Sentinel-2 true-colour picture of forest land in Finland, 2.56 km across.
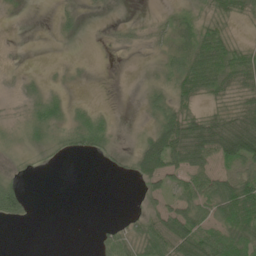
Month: June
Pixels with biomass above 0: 53%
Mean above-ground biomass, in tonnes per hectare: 27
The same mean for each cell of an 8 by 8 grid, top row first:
2 1 8 2 3 15 20 22
1 0 0 6 7 30 51 26
6 6 3 0 4 37 58 39
7 39 15 6 13 43 27 60
17 26 28 17 44 92 106 112
14 1 0 4 42 36 42 46
36 0 0 0 17 45 50 87
0 0 0 28 54 83 80 77
